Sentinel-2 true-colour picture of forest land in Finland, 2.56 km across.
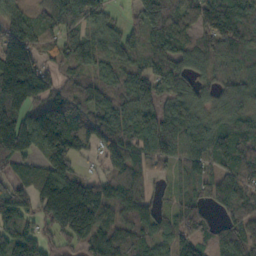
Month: October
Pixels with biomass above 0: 88%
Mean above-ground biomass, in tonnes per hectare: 113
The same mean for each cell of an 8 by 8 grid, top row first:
148 111 118 43 85 105 106 126
195 78 108 92 81 102 80 120
262 111 80 81 106 100 47 79
176 159 132 131 121 79 72 132
185 201 140 131 108 107 107 133
82 161 89 85 70 59 98 122
139 155 258 122 72 70 61 116
131 55 109 157 100 110 52 107
